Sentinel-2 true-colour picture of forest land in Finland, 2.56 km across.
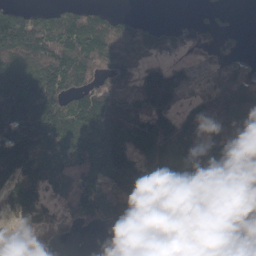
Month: April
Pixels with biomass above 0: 79%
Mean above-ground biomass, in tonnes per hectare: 128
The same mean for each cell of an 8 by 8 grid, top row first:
113 83 106 57 13 1 15 3
181 173 176 128 86 51 43 22
212 217 127 125 116 122 56 134
246 211 179 169 146 110 149 156
248 161 158 154 129 155 177 172
180 171 163 156 150 175 153 192
133 79 151 147 157 164 142 121
28 58 12 30 99 159 165 117
